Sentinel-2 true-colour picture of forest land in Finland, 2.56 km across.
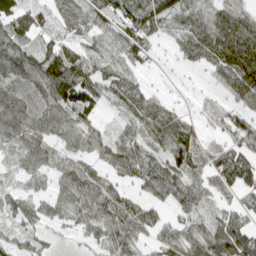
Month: April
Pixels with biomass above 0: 89%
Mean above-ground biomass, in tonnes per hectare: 66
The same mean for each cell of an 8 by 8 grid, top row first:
62 38 57 55 101 75 71 85
75 74 49 53 65 34 103 163
80 117 128 70 25 6 20 125
103 85 97 25 86 42 22 62
64 84 54 45 51 100 33 68
31 58 94 43 66 81 48 112
55 46 94 89 67 54 32 46
39 28 22 74 36 61 86 103
